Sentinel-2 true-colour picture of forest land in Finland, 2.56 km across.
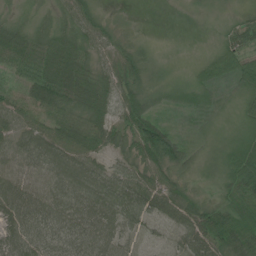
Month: June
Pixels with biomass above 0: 89%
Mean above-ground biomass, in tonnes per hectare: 46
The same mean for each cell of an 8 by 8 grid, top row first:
17 18 58 11 0 1 5 13
70 68 63 36 18 0 8 52
33 98 87 53 48 16 41 64
55 63 57 49 71 26 24 29
44 52 73 44 97 79 11 43
48 40 56 45 57 37 9 76
61 51 53 56 61 69 49 71
56 46 52 43 23 26 71 84
